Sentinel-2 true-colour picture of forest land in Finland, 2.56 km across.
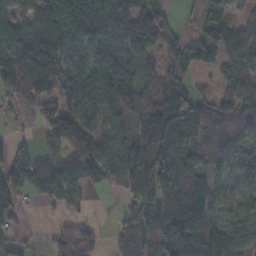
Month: November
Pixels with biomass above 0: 80%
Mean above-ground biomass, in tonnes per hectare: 86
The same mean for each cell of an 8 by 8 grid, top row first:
62 130 148 96 104 25 64 31
91 113 76 84 84 75 108 77
134 134 117 99 90 79 17 95
38 74 104 71 88 136 106 67
30 51 113 78 99 115 71 70
81 125 118 70 136 122 80 61
67 26 38 5 137 143 140 60
27 24 108 24 106 147 134 82
